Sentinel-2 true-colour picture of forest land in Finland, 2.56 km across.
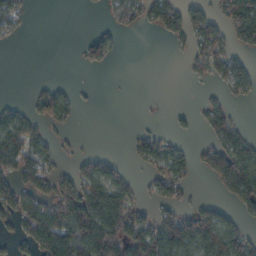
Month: October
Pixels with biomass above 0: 45%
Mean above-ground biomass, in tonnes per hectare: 59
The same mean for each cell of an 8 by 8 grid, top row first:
62 0 0 39 65 70 55 176
3 0 23 52 0 9 88 44
0 13 1 0 0 0 27 64
52 92 19 0 1 10 59 10
130 48 5 0 54 29 45 65
85 67 79 67 28 96 41 162
87 102 160 149 38 59 61 35
41 139 148 169 162 159 167 92
